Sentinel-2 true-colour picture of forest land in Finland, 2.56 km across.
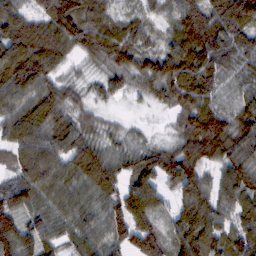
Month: February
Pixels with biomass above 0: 95%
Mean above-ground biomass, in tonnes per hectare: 89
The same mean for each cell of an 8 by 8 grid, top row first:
90 108 109 68 55 77 112 145
141 127 75 103 70 97 108 89
131 88 26 64 73 123 95 64
106 117 59 15 8 67 104 83
101 102 93 43 42 63 135 93
72 116 93 96 113 118 62 113
75 76 76 87 126 73 118 87
99 63 81 101 99 79 116 100
